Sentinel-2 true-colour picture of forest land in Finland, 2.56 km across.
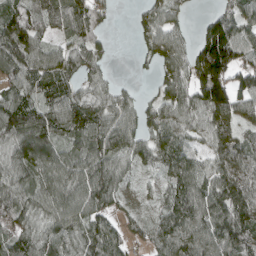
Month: April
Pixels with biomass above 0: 85%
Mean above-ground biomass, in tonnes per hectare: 86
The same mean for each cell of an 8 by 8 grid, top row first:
108 87 104 28 37 43 35 90
140 75 83 15 35 74 172 120
101 95 65 29 4 76 168 83
109 87 101 90 58 85 126 75
92 98 78 108 77 87 73 91
88 93 101 108 26 89 86 108
93 85 96 57 19 133 124 117
79 95 101 91 40 124 128 126
